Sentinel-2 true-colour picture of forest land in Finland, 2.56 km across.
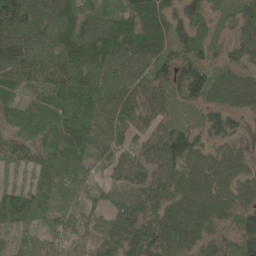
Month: May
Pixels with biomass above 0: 96%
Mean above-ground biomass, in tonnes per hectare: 75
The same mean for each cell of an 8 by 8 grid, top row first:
137 94 87 87 113 68 70 80
74 106 123 101 90 60 63 51
71 90 109 91 73 76 85 73
58 79 92 68 78 44 62 55
67 70 81 54 60 110 58 35
22 64 58 45 75 78 82 61
76 73 68 57 94 77 79 70
36 41 59 82 106 100 62 73
